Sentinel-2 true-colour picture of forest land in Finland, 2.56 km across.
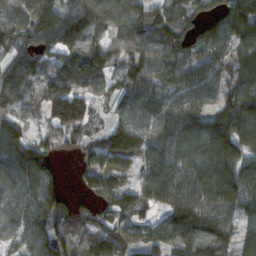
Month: November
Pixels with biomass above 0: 86%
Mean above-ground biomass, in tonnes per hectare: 86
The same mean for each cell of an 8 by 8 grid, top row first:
92 110 130 110 93 85 55 121
75 87 94 62 93 83 71 88
101 103 110 58 91 82 89 92
61 94 119 47 92 106 82 129
103 64 46 51 66 99 114 99
111 99 43 52 63 96 125 109
105 97 54 70 61 95 94 82
63 99 67 83 66 72 105 63
